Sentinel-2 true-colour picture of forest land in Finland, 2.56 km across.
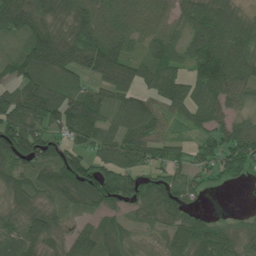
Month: June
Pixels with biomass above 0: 85%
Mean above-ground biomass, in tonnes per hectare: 75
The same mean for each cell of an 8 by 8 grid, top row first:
116 75 88 91 78 59 99 56
32 140 101 118 54 67 104 93
82 92 47 77 74 89 110 93
107 111 133 70 104 56 81 37
139 98 76 89 93 41 63 122
56 66 122 104 69 61 45 38
41 51 43 48 62 72 11 4
57 56 73 53 11 70 92 44
